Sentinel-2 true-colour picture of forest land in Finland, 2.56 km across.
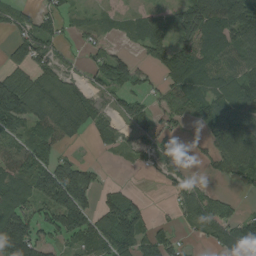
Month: August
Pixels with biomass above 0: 69%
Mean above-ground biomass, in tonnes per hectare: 75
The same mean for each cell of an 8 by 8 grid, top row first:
56 57 14 54 52 67 152 204
57 62 27 28 55 79 70 78
104 96 46 102 34 69 67 79
147 118 102 44 50 49 64 97
93 80 17 34 42 21 40 119
115 134 135 1 7 35 17 51
119 90 141 110 48 45 78 15
197 56 91 113 83 38 47 202
